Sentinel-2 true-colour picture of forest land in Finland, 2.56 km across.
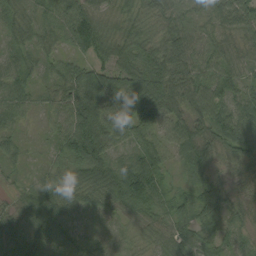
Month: September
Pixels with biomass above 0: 97%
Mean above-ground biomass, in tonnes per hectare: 58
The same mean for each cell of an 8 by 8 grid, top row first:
42 44 80 40 43 53 48 67
40 36 47 60 58 74 54 41
52 29 83 72 84 73 63 48
44 30 123 92 120 59 80 67
30 17 130 76 50 52 58 85
17 42 78 88 118 18 45 38
41 84 38 48 61 61 71 38
65 70 43 29 35 64 47 42
